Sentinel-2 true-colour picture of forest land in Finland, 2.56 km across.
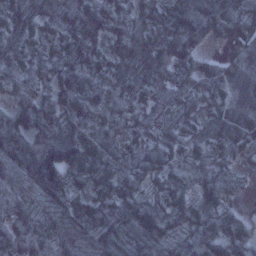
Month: January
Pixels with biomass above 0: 96%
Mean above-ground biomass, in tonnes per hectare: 72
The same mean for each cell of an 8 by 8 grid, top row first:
45 57 94 71 62 110 91 71
69 60 76 51 88 109 39 77
58 59 71 81 81 62 57 88
63 74 82 71 61 53 53 99
107 130 112 55 64 56 60 64
89 152 72 68 60 55 54 30
65 82 64 58 72 56 69 30
73 94 79 78 96 55 76 78
